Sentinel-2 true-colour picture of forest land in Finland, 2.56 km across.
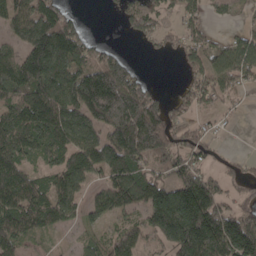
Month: April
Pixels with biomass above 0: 74%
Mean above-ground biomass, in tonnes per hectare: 118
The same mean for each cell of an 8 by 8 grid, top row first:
122 158 26 9 109 44 51 31
95 248 127 40 17 52 89 121
178 196 152 250 56 8 115 87
151 205 148 280 249 62 46 15
153 138 130 116 171 98 57 1
155 94 111 125 120 96 81 45
178 145 75 102 140 318 217 93
125 26 31 87 89 228 243 245
